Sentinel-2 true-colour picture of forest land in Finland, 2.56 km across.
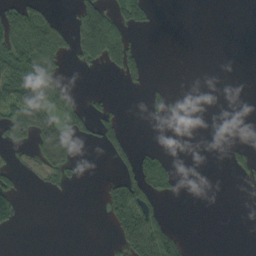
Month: September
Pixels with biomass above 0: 24%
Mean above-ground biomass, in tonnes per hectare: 34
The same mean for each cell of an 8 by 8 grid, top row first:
94 46 30 80 35 0 0 0
124 111 50 76 19 0 0 0
120 96 1 6 36 0 0 0
101 109 56 42 13 18 0 0
44 104 36 56 7 0 0 21
47 54 13 21 77 21 0 26
57 0 0 66 88 0 0 0
0 0 0 21 124 43 0 0
